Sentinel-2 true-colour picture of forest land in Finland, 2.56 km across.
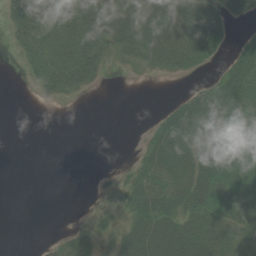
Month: August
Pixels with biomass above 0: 55%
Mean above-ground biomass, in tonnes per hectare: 27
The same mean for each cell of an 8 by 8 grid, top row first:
44 62 65 39 44 58 49 26
14 32 48 25 39 44 43 24
0 35 31 1 3 5 16 55
0 0 0 0 0 41 65 53
0 0 0 0 16 60 53 43
0 0 0 5 39 47 46 44
0 0 0 8 51 37 49 47
0 5 24 16 59 54 42 28
